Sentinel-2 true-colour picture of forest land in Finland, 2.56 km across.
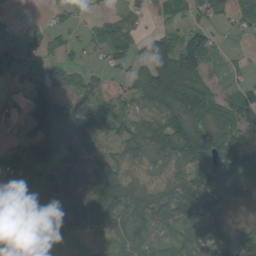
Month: August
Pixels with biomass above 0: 74%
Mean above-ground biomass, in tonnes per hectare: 68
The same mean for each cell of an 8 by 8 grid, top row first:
2 4 10 17 23 42 39 22
25 32 21 47 65 104 81 4
17 74 44 85 91 149 35 17
17 127 70 78 63 117 90 93
34 141 134 42 82 112 96 66
97 123 98 88 19 59 97 65
144 119 121 78 72 102 79 30
89 66 30 42 84 55 96 90
